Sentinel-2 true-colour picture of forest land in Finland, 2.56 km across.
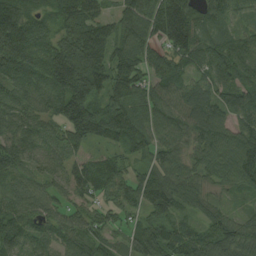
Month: August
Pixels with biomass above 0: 94%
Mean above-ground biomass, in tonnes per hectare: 92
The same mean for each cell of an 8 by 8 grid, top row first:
122 57 115 63 123 181 77 41
169 96 179 118 85 126 93 82
113 132 202 140 93 78 82 93
83 73 146 113 74 84 117 90
96 65 80 76 84 67 93 119
69 59 65 82 78 87 64 108
69 55 50 54 84 82 52 23
90 58 83 48 116 96 93 96
